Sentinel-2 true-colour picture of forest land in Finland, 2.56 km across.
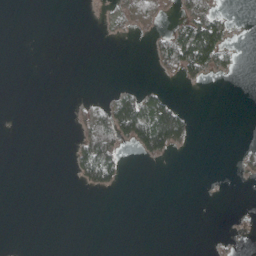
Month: April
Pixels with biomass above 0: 16%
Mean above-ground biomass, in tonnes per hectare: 17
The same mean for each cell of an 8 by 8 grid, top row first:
0 0 0 17 44 21 58 2
0 0 0 0 2 90 153 10
0 0 0 0 1 16 24 5
0 0 16 75 107 65 0 0
0 0 39 80 94 68 0 4
0 0 41 64 0 0 0 10
0 0 0 0 0 0 0 1
0 0 0 0 0 0 1 7
